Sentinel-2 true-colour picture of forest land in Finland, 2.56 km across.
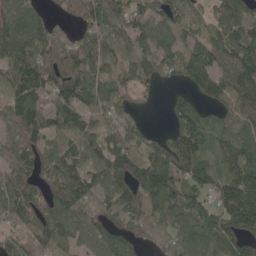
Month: May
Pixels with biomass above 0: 86%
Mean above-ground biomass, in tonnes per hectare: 92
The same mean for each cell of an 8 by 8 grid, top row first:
119 40 67 91 85 67 51 78
126 132 78 62 65 77 122 111
100 115 113 67 59 51 132 126
110 85 94 83 14 53 39 85
97 73 68 96 79 104 61 118
119 88 88 106 129 111 74 108
104 117 102 105 131 119 90 166
51 94 82 118 75 96 122 99
